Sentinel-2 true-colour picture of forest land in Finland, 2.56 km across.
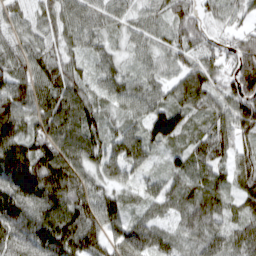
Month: March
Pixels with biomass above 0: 96%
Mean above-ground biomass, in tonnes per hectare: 80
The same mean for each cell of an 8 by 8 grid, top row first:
42 58 69 53 54 85 56 47
65 61 54 44 54 69 50 78
83 86 69 63 59 68 88 127
104 99 96 50 59 91 67 102
132 108 97 75 89 60 95 72
147 155 95 63 40 69 73 83
124 119 109 77 41 58 83 56
101 129 142 76 82 57 76 81
